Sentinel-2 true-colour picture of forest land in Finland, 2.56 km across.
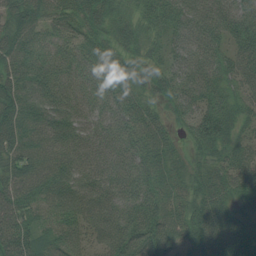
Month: August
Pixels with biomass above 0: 97%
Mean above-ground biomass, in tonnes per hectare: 64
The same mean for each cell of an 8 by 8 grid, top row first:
76 57 62 56 49 86 85 68
78 47 48 52 43 61 74 61
73 70 65 54 51 67 78 47
78 82 67 68 46 38 86 47
71 59 74 81 62 25 77 52
70 68 83 81 72 44 59 55
78 43 72 77 87 49 79 37
83 47 44 85 98 51 84 59
